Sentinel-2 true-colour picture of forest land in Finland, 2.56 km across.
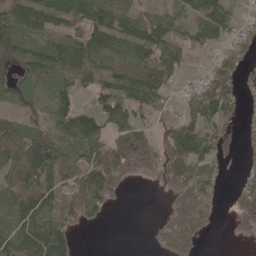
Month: May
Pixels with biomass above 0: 72%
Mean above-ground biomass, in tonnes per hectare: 68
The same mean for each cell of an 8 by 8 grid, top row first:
105 101 96 100 59 68 108 39
96 85 104 94 107 84 48 55
41 50 74 95 107 37 66 63
48 49 74 95 55 32 100 34
123 108 83 87 65 116 63 27
114 129 78 84 18 78 66 22
97 82 69 15 0 41 60 38
101 134 8 0 1 79 7 4
